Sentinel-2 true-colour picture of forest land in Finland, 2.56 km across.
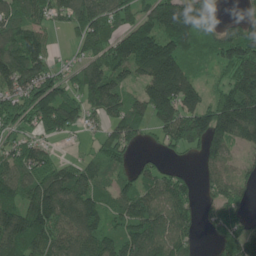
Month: June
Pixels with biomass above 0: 81%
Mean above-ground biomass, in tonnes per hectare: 124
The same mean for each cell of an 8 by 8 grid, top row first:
122 104 150 138 111 181 98 47
158 84 81 157 215 164 70 193
164 148 110 182 141 268 56 212
131 189 125 121 112 207 170 257
85 55 18 104 32 106 137 84
118 139 111 78 85 77 57 72
140 213 145 79 125 114 41 74
164 148 123 124 151 127 13 159
